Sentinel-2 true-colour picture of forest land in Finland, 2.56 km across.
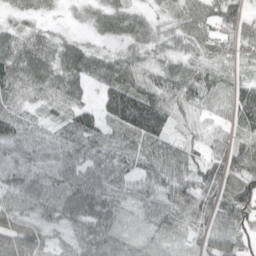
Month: April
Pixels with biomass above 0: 93%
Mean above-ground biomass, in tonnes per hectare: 69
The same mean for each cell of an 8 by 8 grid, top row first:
34 21 25 71 44 55 95 93
93 82 58 29 62 52 58 65
101 91 67 85 61 75 74 55
68 41 86 100 157 62 41 88
58 61 79 71 87 54 54 88
42 40 79 79 51 78 79 86
72 52 87 83 51 90 77 107
110 58 82 84 61 43 54 50
